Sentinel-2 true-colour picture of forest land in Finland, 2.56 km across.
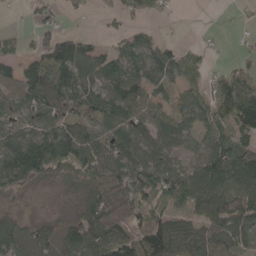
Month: May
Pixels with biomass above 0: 77%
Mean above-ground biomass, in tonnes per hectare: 73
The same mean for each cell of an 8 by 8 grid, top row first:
4 44 11 18 35 8 1 10
28 91 82 35 78 39 14 14
94 136 93 83 97 49 27 71
50 82 80 87 69 61 78 119
113 128 104 88 89 54 80 69
94 58 69 113 135 97 131 131
15 5 52 120 91 84 97 100
72 61 96 129 123 124 105 77
